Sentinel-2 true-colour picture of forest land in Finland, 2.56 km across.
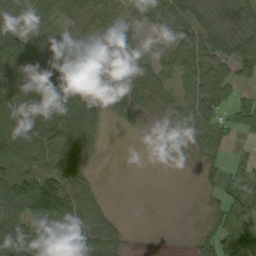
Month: September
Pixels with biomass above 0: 76%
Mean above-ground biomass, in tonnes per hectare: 52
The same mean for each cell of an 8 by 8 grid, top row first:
59 58 51 38 42 53 43 53
110 48 19 45 53 44 52 65
83 57 23 54 52 35 61 38
121 98 97 44 28 29 54 38
124 85 81 1 0 6 54 8
95 84 56 0 0 1 18 43
87 133 82 10 0 1 19 80
114 84 59 47 1 1 41 137
